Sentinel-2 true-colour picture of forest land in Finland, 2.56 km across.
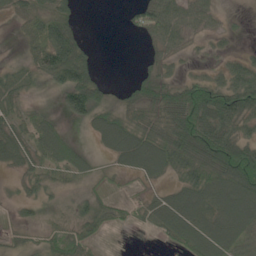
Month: May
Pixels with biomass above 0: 65%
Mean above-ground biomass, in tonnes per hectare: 41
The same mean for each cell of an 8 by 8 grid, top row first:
27 59 12 0 50 55 33 2
5 83 50 0 8 28 8 7
26 34 82 5 33 23 33 57
20 19 61 40 45 70 90 73
50 77 17 73 89 86 92 66
13 28 32 10 43 33 73 107
10 10 26 24 26 78 67 103
14 22 34 1 1 44 89 56
